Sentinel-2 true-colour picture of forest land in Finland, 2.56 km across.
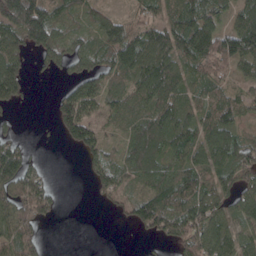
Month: April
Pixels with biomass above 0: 74%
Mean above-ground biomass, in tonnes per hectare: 69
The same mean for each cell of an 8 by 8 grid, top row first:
129 117 43 35 43 75 92 71
92 120 51 95 96 92 110 111
77 8 74 68 98 97 72 48
14 12 122 58 77 95 77 61
44 1 72 27 123 87 101 79
124 23 7 95 72 85 83 82
103 59 0 20 69 99 102 87
111 13 0 0 13 64 112 54
